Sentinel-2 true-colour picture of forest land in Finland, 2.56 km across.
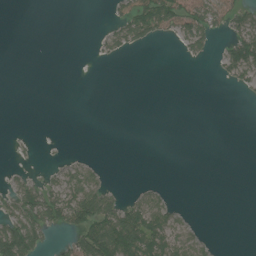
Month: July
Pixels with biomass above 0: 26%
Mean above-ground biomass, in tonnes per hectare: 23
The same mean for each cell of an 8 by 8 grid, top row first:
0 0 0 20 82 74 63 48
0 0 0 26 18 10 27 88
0 0 0 0 0 0 1 32
0 0 0 0 0 0 0 0
4 1 0 0 0 0 0 0
14 16 46 3 0 0 0 0
55 83 101 70 62 18 0 0
121 25 72 148 89 54 12 0
